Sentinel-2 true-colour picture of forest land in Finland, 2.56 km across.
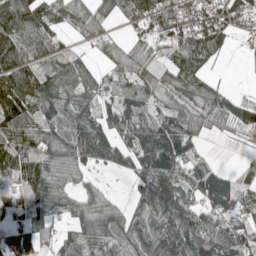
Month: May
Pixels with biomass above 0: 82%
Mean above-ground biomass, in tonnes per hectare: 77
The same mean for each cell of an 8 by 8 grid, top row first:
112 71 58 41 67 64 67 57
115 72 23 28 54 69 114 8
119 78 72 34 73 82 52 0
121 75 79 60 69 78 110 95
101 95 111 86 113 138 13 17
131 130 55 11 94 102 109 44
80 91 79 63 68 110 72 71
102 47 76 85 106 113 107 93
